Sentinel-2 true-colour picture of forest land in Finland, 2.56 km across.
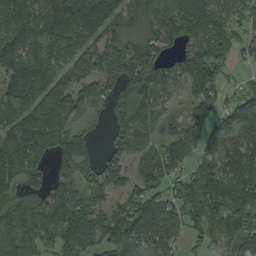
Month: September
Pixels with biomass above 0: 83%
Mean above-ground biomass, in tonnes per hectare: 112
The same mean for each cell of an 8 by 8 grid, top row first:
123 178 249 130 87 187 140 64
146 111 120 105 127 85 155 69
142 108 100 100 156 100 169 29
73 129 66 79 109 23 115 126
127 121 83 57 75 104 95 97
92 90 102 120 73 67 141 142
74 125 130 85 138 99 168 147
104 87 156 172 122 97 88 106
